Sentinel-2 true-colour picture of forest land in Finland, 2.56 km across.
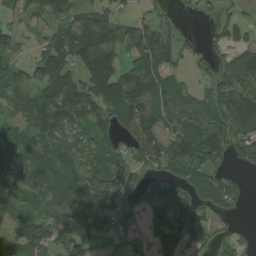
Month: August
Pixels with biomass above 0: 76%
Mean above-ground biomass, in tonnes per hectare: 77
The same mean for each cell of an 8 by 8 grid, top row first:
34 72 82 61 43 19 15 26
36 98 133 88 149 75 33 58
61 111 89 138 125 41 42 109
66 140 108 93 106 76 103 152
77 86 71 54 91 109 147 69
94 96 78 94 43 61 64 29
90 74 106 89 52 104 63 21
78 117 90 30 22 73 34 44
